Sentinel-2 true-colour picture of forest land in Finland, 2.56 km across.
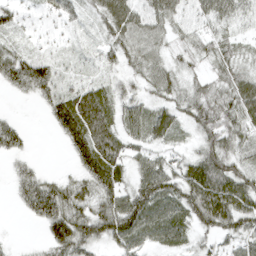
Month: April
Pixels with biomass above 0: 83%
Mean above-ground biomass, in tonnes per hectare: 50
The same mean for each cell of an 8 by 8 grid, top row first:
36 30 30 66 49 44 52 38
32 16 15 44 59 33 48 35
62 62 26 26 41 45 39 59
4 38 101 53 50 48 68 64
39 0 71 67 45 29 51 55
29 22 45 78 67 64 101 68
13 98 56 70 85 66 104 80
4 52 81 61 56 51 31 51
